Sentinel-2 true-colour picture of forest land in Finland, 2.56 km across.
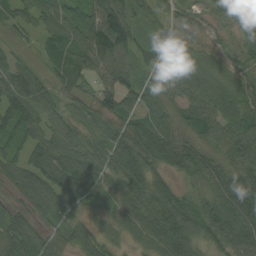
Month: August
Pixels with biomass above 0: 94%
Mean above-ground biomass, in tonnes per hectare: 68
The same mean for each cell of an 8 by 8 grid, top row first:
48 57 54 102 35 48 33 79
29 39 61 115 49 59 34 50
82 43 62 68 51 74 48 36
87 56 40 75 77 57 63 62
66 87 64 74 104 88 63 90
67 92 88 63 94 48 92 98
45 75 56 55 92 97 92 126
93 60 55 46 67 100 64 106
